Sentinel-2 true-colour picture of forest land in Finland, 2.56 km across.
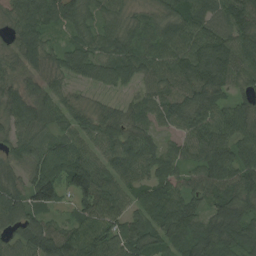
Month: August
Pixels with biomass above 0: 94%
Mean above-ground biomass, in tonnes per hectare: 74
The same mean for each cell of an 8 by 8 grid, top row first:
65 85 62 53 37 78 89 91
57 56 64 71 56 93 99 89
51 62 45 58 54 80 101 62
68 64 54 47 54 76 80 73
46 79 75 74 74 34 81 78
54 133 133 80 63 58 80 89
79 75 62 83 71 97 62 80
60 98 100 107 95 69 117 95
